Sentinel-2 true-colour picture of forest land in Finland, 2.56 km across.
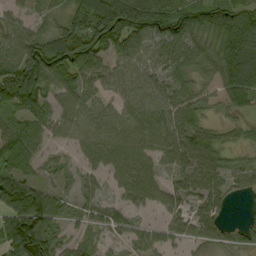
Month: September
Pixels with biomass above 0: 85%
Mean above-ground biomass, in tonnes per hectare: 69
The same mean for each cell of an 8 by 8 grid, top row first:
34 27 65 143 134 103 92 98
72 114 119 107 78 93 67 129
151 112 65 54 64 68 37 110
72 67 67 49 61 68 29 40
83 36 47 74 64 70 63 30
102 30 33 46 73 45 71 47
106 102 30 42 37 48 68 8
134 98 35 21 39 30 47 38
